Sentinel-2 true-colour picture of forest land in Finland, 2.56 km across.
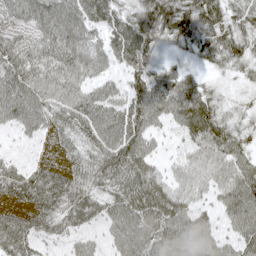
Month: May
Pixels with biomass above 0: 94%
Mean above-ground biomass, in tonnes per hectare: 64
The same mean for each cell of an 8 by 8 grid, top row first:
46 90 93 70 96 96 81 43
57 78 84 69 89 29 57 52
83 82 68 43 73 64 25 26
87 70 87 75 93 79 91 33
22 17 54 86 64 17 79 55
55 61 53 76 75 37 58 70
37 64 76 62 91 75 31 85
79 40 38 47 87 86 67 63
